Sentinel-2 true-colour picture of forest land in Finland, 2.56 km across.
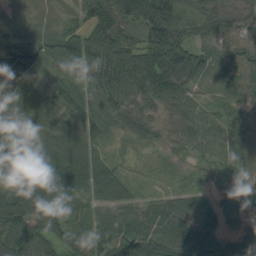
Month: August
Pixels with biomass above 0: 95%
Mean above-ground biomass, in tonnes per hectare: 71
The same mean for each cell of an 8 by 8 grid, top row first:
17 25 48 96 115 82 75 53
90 61 88 134 120 144 50 75
104 37 43 93 110 100 31 54
108 90 54 68 49 47 37 46
115 87 83 22 36 32 57 64
96 115 94 71 10 32 28 48
140 118 54 66 59 97 41 49
89 71 64 63 84 107 52 40
